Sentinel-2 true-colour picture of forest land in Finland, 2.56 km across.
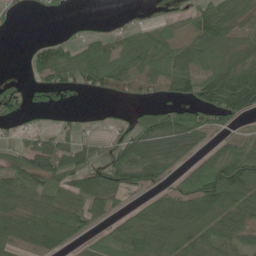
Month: June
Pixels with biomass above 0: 69%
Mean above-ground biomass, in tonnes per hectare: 60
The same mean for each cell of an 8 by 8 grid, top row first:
14 11 6 4 6 25 81 50
0 54 52 54 62 57 82 40
10 59 52 66 60 74 78 97
34 32 14 12 34 72 95 74
36 60 55 49 83 65 33 66
75 87 82 90 83 31 90 115
73 78 65 36 53 90 121 86
72 87 34 48 120 129 107 52
